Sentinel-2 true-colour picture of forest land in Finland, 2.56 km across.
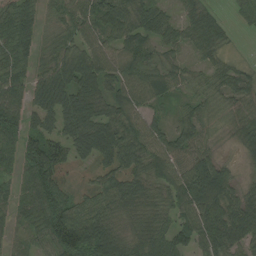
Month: August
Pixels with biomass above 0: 91%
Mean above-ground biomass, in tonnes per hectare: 69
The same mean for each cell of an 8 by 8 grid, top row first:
76 32 79 92 77 30 46 24
64 37 65 66 64 40 46 3
69 92 106 71 88 50 41 55
93 83 114 73 66 38 45 66
65 88 83 107 90 81 46 44
49 103 13 68 68 79 137 26
49 114 66 68 63 66 115 91
29 79 117 112 73 69 98 78
